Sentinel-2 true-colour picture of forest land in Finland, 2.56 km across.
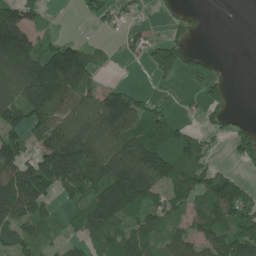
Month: June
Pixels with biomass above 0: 65%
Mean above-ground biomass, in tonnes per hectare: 86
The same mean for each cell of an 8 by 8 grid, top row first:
130 17 20 46 13 21 4 0
229 72 75 11 55 75 2 0
150 217 130 10 2 31 59 0
117 129 125 165 95 18 54 7
100 119 196 141 140 121 40 65
138 143 140 151 183 129 117 38
154 51 69 181 94 49 122 130
92 39 45 87 92 70 87 113
